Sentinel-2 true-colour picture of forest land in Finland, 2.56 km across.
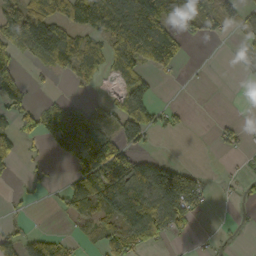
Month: October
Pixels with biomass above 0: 48%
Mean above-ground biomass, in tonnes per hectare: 56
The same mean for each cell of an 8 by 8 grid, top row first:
94 100 103 108 161 99 63 38
75 158 78 64 98 53 0 17
48 9 38 30 65 6 1 0
74 80 58 47 93 23 0 0
45 30 129 108 39 0 3 27
7 11 84 134 126 128 11 15
6 4 67 107 147 137 16 5
65 59 20 62 72 14 8 2
